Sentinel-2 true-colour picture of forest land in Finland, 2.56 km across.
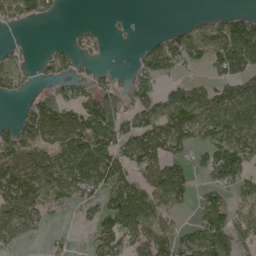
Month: May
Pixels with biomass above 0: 62%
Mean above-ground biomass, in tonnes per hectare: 71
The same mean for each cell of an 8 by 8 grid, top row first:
70 36 0 5 1 1 28 53
18 16 33 6 42 98 88 166
51 33 41 32 85 35 38 85
15 105 102 151 79 96 93 126
123 71 104 125 113 99 93 132
101 88 111 115 71 102 56 103
89 47 39 106 103 50 103 50
47 13 5 111 82 76 114 85
